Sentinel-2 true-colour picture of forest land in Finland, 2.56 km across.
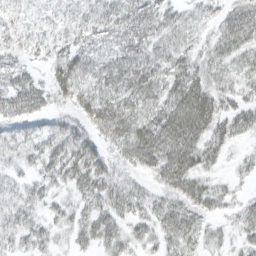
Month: March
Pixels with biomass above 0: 88%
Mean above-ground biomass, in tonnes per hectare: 40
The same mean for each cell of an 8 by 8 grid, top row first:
28 23 34 42 56 27 22 49
34 38 45 38 50 43 30 50
38 30 59 63 62 46 47 30
45 31 40 72 49 66 63 37
32 39 51 37 69 72 51 15
19 35 53 36 24 62 29 15
37 23 29 43 35 47 35 25
32 26 27 37 26 43 27 21
